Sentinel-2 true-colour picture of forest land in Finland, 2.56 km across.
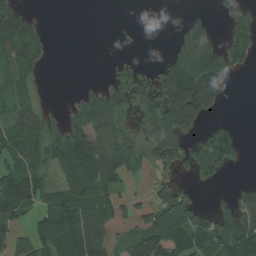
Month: August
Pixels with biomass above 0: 55%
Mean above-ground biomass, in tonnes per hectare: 79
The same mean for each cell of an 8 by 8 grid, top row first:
186 2 0 0 0 4 26 72
96 35 0 0 0 65 99 73
60 6 4 38 68 223 210 9
63 32 69 80 102 251 98 0
101 93 174 105 86 116 100 38
121 64 92 119 22 33 66 3
129 88 112 82 47 179 29 93
86 128 168 50 105 148 102 184
